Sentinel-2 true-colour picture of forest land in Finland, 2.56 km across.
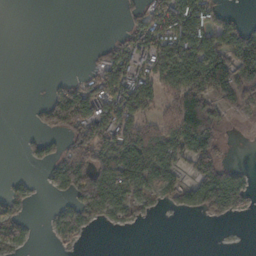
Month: November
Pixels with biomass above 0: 50%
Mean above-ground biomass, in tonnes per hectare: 64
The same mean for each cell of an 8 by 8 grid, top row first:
0 0 0 0 82 175 108 34
0 0 0 68 85 127 131 163
0 9 61 118 70 127 158 123
0 79 179 100 72 133 100 28
1 27 160 114 169 103 85 0
13 22 161 174 138 53 115 50
42 8 80 67 25 18 67 38
44 5 13 0 0 0 0 0
